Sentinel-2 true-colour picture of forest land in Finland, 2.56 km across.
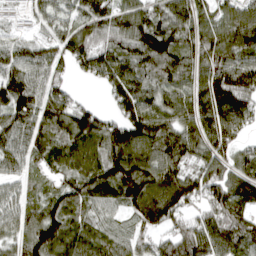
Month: April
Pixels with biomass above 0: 91%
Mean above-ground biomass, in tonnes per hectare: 116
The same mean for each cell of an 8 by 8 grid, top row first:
38 95 114 130 133 148 95 137
83 90 142 121 152 145 149 150
132 100 30 127 108 105 155 175
146 125 112 78 146 111 147 152
99 102 114 142 139 143 135 86
65 62 107 138 151 131 133 108
77 106 96 71 156 122 96 113
82 146 112 83 59 120 143 120
